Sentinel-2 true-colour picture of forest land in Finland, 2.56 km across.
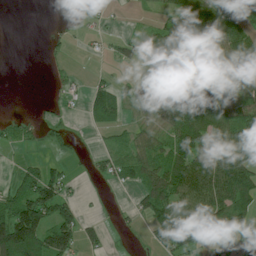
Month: July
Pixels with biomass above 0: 58%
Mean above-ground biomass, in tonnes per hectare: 59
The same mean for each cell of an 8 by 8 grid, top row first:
0 0 8 5 8 55 85 60
0 10 3 19 56 97 124 97
0 3 3 20 29 175 97 152
3 7 9 57 38 109 133 80
21 13 3 18 50 84 80 109
31 72 3 31 76 112 122 157
126 129 34 4 55 87 122 101
179 113 70 7 5 86 76 56
